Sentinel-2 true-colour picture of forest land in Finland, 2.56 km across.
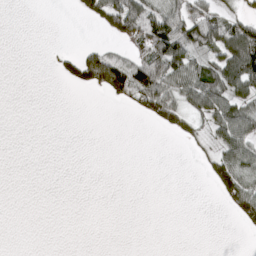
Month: April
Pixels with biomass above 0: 31%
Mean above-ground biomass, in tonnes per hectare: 38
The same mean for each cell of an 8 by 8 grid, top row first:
0 0 21 126 115 84 94 53
0 4 25 35 113 154 77 139
0 1 68 151 167 101 109 134
0 0 0 0 41 63 87 90
0 1 0 0 0 6 32 107
0 0 0 0 0 0 34 103
0 0 0 0 0 0 0 72
8 7 1 0 0 0 0 0
